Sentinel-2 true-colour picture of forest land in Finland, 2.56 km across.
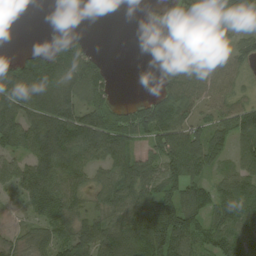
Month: August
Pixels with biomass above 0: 76%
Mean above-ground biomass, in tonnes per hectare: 72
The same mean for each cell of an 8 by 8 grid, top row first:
0 0 0 0 16 93 120 84
9 81 69 0 0 42 58 45
160 168 111 32 0 98 74 45
101 121 87 78 80 98 44 70
74 138 113 99 45 115 91 68
69 110 66 67 100 97 49 84
12 69 51 73 95 118 72 95
27 56 88 109 134 126 61 69
